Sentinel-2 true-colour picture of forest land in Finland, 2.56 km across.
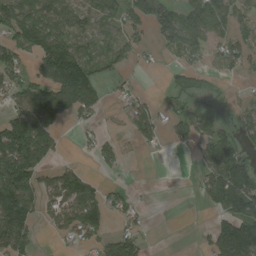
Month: August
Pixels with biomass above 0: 56%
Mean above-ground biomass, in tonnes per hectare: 71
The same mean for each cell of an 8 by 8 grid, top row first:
113 105 57 50 119 83 114 53
93 142 46 65 38 68 67 66
72 112 187 33 6 22 22 14
85 129 80 7 52 45 34 37
187 118 20 38 26 24 74 52
200 52 84 13 0 0 67 149
215 55 142 65 12 0 27 113
143 7 53 68 37 0 56 223
